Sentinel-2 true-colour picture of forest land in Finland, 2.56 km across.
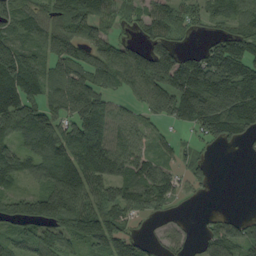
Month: September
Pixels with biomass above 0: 77%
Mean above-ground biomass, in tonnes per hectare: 89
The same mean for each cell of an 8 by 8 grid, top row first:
85 79 129 59 70 69 53 87
103 95 98 75 64 67 51 108
162 82 114 79 126 136 167 176
113 74 154 84 51 116 171 182
70 126 141 116 55 34 35 27
79 111 157 130 118 55 27 0
90 162 112 89 83 17 7 3
67 92 63 126 41 33 56 80
